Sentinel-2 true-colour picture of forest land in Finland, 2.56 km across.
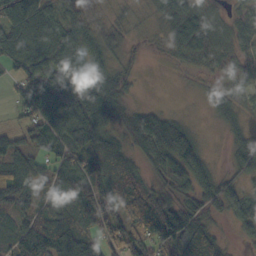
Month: October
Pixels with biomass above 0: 85%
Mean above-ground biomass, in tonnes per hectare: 70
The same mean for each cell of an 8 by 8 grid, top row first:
107 93 48 20 13 97 49 57
103 110 81 62 16 56 90 61
39 111 117 89 6 6 20 49
29 117 127 92 47 18 14 35
65 75 94 61 88 122 14 55
99 39 89 91 45 91 56 52
70 50 85 80 115 119 71 66
81 129 105 86 92 104 77 20
